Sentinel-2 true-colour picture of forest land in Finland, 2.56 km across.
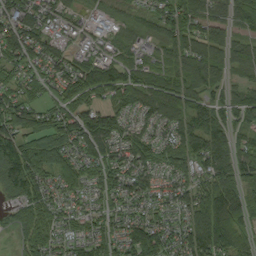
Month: September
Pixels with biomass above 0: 89%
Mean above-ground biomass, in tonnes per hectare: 82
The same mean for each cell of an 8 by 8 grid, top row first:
93 59 34 43 52 113 82 84
103 75 43 44 47 97 103 61
64 76 104 106 72 82 112 35
99 60 89 82 75 82 105 91
84 99 85 86 89 94 110 67
83 82 75 106 78 62 93 94
50 68 47 64 66 84 159 119
30 74 74 89 146 89 140 102
